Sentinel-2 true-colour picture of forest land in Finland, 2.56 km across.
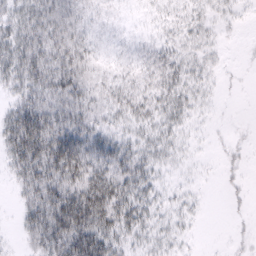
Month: February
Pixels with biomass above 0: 71%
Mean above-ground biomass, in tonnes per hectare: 24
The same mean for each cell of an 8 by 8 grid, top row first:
31 37 17 6 3 12 11 6
42 40 25 7 10 16 10 2
33 43 33 19 20 26 10 2
37 48 35 25 26 22 4 0
52 63 47 35 23 14 2 5
25 52 49 45 30 5 1 5
12 59 69 54 29 11 2 4
6 49 62 38 18 12 0 4
